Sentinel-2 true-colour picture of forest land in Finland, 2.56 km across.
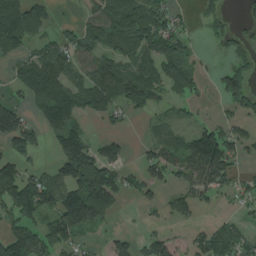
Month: August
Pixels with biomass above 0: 60%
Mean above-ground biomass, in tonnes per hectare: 73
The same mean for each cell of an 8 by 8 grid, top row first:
130 48 26 88 110 49 35 22
56 64 84 56 107 90 10 41
55 144 50 101 97 85 14 96
102 100 75 52 32 23 7 46
102 30 122 54 26 67 163 58
130 47 180 103 61 60 128 40
117 77 171 81 25 58 18 28
151 121 45 50 45 28 91 105
